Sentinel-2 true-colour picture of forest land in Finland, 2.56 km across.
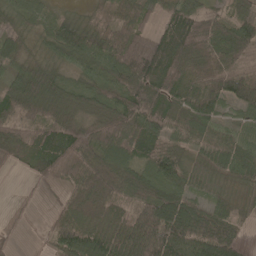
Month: May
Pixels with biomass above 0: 88%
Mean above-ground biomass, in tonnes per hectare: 65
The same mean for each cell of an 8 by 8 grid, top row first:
34 37 24 44 63 84 50 51
49 36 75 82 92 94 81 87
68 87 45 79 103 75 81 64
65 69 53 91 90 78 77 44
74 81 109 114 81 56 61 59
7 54 81 88 70 61 42 48
15 10 74 38 74 93 57 25
16 25 79 77 130 93 104 40
